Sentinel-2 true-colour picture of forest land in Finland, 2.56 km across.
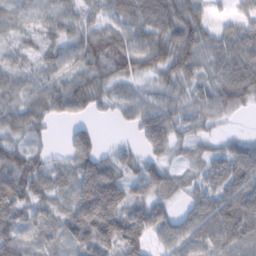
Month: February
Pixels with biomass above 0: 88%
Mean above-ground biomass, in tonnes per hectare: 57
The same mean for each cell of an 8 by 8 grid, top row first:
32 34 46 39 77 85 28 27
27 34 54 74 59 90 62 78
46 48 59 55 37 62 56 99
60 55 44 26 61 58 57 36
45 20 66 12 47 43 25 38
90 59 73 84 74 36 48 80
76 51 92 109 69 32 66 103
61 57 77 92 63 43 60 71
